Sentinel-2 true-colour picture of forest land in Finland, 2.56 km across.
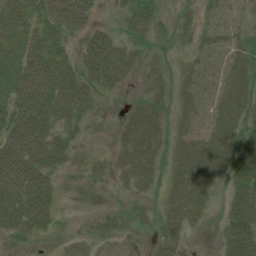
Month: July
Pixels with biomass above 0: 73%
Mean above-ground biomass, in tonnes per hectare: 35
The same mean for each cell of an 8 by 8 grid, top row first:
34 44 47 6 39 14 21 24
32 48 27 51 26 14 24 27
52 66 45 46 19 21 11 40
55 65 47 4 52 22 18 53
69 75 18 14 67 32 51 66
71 43 11 15 39 43 45 58
59 42 2 9 3 50 22 66
16 8 13 21 7 37 0 95
